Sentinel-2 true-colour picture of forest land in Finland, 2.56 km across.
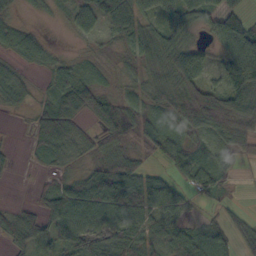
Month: October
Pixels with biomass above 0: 80%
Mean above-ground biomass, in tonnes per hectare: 51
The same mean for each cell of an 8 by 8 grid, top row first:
17 7 38 50 50 75 54 40
42 24 8 11 55 78 28 82
39 28 48 17 35 76 35 93
12 65 69 73 47 71 116 108
4 93 48 66 51 43 29 58
7 23 47 108 67 34 56 15
24 62 101 83 83 55 16 13
59 41 72 83 65 63 50 44
